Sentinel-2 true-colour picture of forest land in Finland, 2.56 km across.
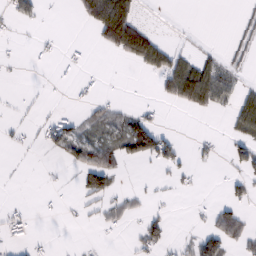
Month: February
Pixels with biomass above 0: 26%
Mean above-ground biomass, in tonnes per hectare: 23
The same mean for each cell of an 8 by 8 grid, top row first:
42 3 26 116 8 0 0 9
2 5 4 46 71 15 6 17
1 2 12 1 2 99 104 19
5 7 10 35 18 7 30 55
7 24 56 49 104 27 14 42
1 2 30 46 3 14 1 28
6 2 10 24 13 2 10 32
17 3 1 2 38 10 49 37
